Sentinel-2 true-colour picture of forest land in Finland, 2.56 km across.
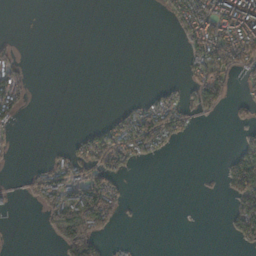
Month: November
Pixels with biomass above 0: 30%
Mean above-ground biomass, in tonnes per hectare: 37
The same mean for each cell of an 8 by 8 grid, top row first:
0 0 0 0 0 55 114 162
23 0 0 0 0 1 120 141
97 0 0 0 0 10 110 27
57 0 0 15 94 90 36 18
7 3 42 95 91 22 0 29
6 88 83 70 0 0 2 108
6 70 112 76 2 0 0 67
0 12 154 18 1 0 0 30
